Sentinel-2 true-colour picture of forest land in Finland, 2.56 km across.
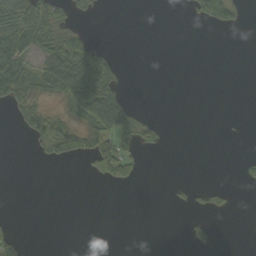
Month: September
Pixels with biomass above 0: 23%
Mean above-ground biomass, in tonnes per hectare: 19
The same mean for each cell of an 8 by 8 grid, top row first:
79 63 14 0 0 0 53 16
77 55 54 11 0 0 0 0
87 70 94 47 0 0 0 0
17 33 33 96 7 0 0 0
0 32 36 80 28 0 0 0
0 0 2 52 7 0 0 6
0 0 0 0 0 5 16 1
26 0 0 0 0 0 18 0
